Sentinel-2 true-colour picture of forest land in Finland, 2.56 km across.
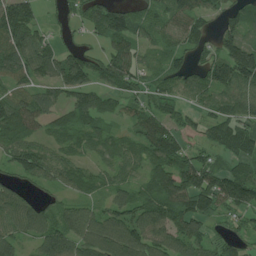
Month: July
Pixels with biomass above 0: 83%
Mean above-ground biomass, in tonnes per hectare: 78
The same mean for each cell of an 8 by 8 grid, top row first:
152 14 54 132 63 84 54 81
106 68 44 77 42 63 59 134
63 66 89 85 59 67 96 132
111 55 87 38 62 59 49 76
84 48 62 66 81 85 64 114
52 59 68 53 63 129 93 112
81 53 60 74 96 110 99 91
62 79 100 143 117 91 65 40
